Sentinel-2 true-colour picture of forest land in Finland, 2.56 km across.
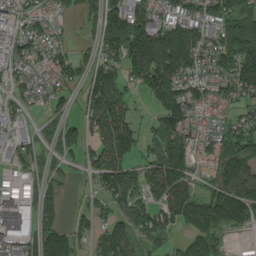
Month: August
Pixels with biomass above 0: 77%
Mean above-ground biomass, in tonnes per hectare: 72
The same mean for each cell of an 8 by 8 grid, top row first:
52 53 45 113 93 83 98 120
71 78 24 91 159 160 82 166
39 43 50 94 85 97 54 105
33 37 45 102 9 98 29 36
51 39 66 96 56 91 50 114
41 49 16 95 55 96 33 105
118 53 22 69 81 101 103 90
82 88 50 85 56 22 66 10
